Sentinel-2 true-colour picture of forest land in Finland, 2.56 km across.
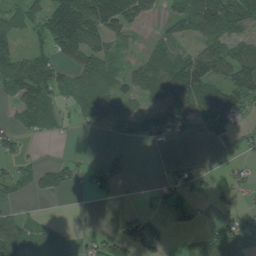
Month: July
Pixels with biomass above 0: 57%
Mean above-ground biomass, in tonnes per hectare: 50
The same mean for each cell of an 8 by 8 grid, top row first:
49 113 160 159 57 54 121 95
52 60 114 43 20 40 61 49
98 107 42 53 83 127 103 96
43 58 36 45 45 64 60 44
35 3 1 4 19 8 5 15
45 48 24 36 0 24 13 25
14 2 0 2 10 45 11 27
81 39 31 41 67 4 57 90
